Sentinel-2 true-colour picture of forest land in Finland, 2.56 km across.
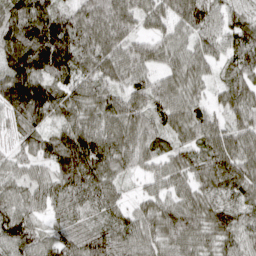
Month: April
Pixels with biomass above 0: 96%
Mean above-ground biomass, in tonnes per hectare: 73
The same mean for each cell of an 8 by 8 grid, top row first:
79 101 85 106 66 74 70 41
102 122 108 96 74 57 50 90
140 86 72 66 56 59 41 72
73 93 73 79 72 72 47 72
28 69 128 113 74 54 82 75
47 47 107 66 26 59 89 91
66 46 52 51 46 78 79 65
88 62 61 71 64 87 64 67
